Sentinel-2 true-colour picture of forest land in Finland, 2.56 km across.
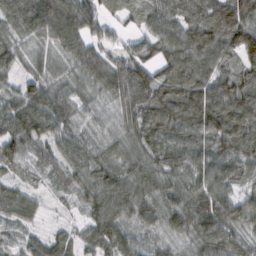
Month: February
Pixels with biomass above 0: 94%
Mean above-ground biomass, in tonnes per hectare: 77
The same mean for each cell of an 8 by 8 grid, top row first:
84 96 109 36 51 86 103 139
55 40 78 48 68 94 109 137
40 61 56 94 102 121 91 94
80 101 63 47 93 129 129 117
78 58 73 60 80 98 91 113
29 24 58 82 74 78 82 58
68 15 27 91 84 84 101 72
32 69 55 107 60 57 83 64
